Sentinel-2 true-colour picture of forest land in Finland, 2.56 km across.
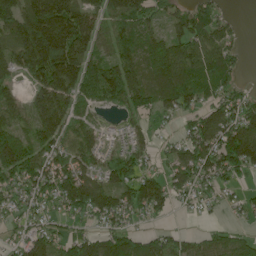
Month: June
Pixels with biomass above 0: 79%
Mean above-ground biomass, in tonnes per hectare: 90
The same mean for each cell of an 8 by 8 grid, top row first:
124 212 159 111 85 69 103 9
116 210 158 86 106 115 112 38
52 157 142 151 108 130 96 35
69 130 51 21 77 69 84 105
122 87 79 23 46 43 127 178
95 104 109 82 92 73 87 60
47 45 97 103 94 34 19 35
37 82 71 101 84 62 59 61
